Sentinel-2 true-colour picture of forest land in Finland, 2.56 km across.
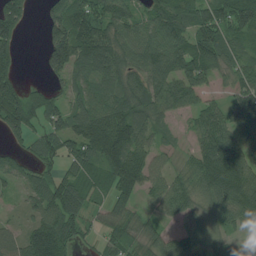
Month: July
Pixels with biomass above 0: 82%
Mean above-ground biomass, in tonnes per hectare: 85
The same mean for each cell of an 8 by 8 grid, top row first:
110 56 113 96 63 103 105 102
76 79 135 110 95 109 121 58
85 39 64 106 99 109 59 81
138 100 86 118 88 59 73 107
41 64 103 167 81 24 105 105
52 57 85 95 102 59 134 159
20 100 62 66 34 78 72 134
66 153 44 63 50 45 66 29
